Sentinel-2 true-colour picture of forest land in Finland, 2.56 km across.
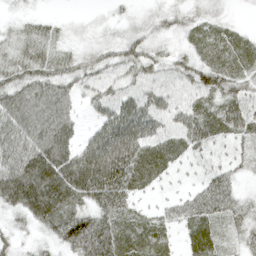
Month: April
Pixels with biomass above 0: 88%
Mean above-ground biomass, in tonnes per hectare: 44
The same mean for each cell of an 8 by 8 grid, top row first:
15 13 5 10 18 25 30 5
43 46 24 35 44 21 43 42
51 56 39 31 36 29 50 40
69 70 20 50 57 34 50 53
68 84 45 83 61 43 44 29
89 108 98 96 60 16 26 17
52 91 53 62 18 24 45 36
27 30 79 69 53 18 42 26
